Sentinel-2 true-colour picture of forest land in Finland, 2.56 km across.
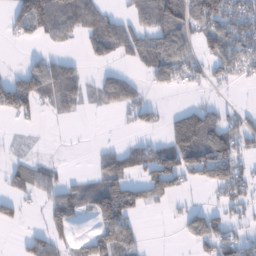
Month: January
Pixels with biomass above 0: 54%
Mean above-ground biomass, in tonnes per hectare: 56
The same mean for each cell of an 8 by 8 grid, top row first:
73 121 92 37 82 100 124 110
7 17 13 71 68 86 50 113
50 114 60 64 25 53 35 34
52 22 24 24 48 35 62 31
6 3 2 13 43 110 127 55
56 46 17 87 75 113 92 71
38 47 54 116 37 14 39 37
8 76 35 117 30 5 81 69
